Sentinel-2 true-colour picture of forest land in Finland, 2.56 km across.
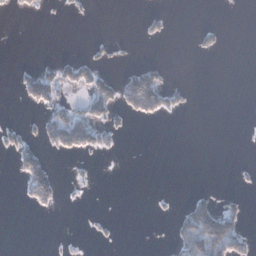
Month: January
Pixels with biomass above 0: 15%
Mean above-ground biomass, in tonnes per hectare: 16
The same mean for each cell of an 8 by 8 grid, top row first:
6 2 4 0 10 1 0 0
0 0 1 11 0 0 15 0
12 53 44 35 96 3 0 0
0 31 33 38 62 18 0 0
28 39 78 17 0 0 0 0
17 62 5 0 0 0 0 3
1 17 2 0 0 9 64 17
0 1 3 4 0 30 134 49
